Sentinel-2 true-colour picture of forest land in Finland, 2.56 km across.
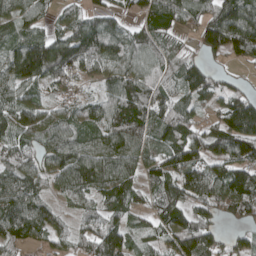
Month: April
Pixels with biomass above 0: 87%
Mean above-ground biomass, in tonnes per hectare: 88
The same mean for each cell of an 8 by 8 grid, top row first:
79 36 66 43 61 84 97 183
97 138 127 94 91 53 88 122
104 80 49 76 86 80 75 20
94 65 77 96 101 106 36 151
85 82 100 70 88 109 93 128
107 77 152 128 62 110 126 125
131 65 56 80 43 101 73 104
72 54 59 118 52 111 99 38
